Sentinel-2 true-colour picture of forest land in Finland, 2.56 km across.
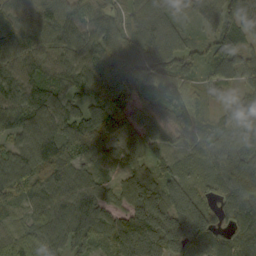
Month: September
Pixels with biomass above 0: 93%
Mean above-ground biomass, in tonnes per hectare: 84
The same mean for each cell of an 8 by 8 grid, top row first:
98 107 85 74 61 46 56 109
85 94 101 95 96 79 55 84
107 88 89 96 78 93 59 60
92 93 77 94 67 81 35 77
78 114 89 65 78 39 85 84
112 94 98 42 90 61 56 73
65 97 130 83 146 105 64 99
61 98 97 66 92 136 104 70
